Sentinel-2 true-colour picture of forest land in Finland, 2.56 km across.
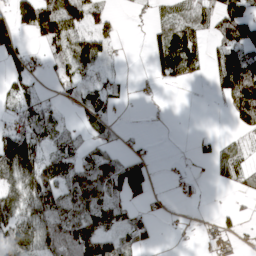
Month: April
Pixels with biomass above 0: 56%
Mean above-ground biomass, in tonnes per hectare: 52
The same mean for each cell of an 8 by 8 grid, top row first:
92 131 90 29 6 42 51 98
56 39 86 20 9 109 40 84
39 12 41 30 8 35 19 147
46 45 32 34 2 0 0 103
137 59 42 21 6 0 14 21
104 86 73 85 73 12 6 41
84 120 105 68 17 3 1 13
79 141 187 74 35 1 12 12
